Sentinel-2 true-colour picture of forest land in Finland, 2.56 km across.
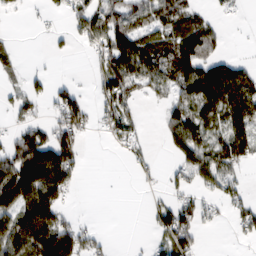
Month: February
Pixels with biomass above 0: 54%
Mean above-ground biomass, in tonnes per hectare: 62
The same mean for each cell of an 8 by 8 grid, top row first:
6 18 58 90 84 99 32 11
22 13 19 119 101 107 59 3
20 32 6 87 73 86 146 116
57 29 86 73 9 66 85 118
85 119 57 19 28 71 81 106
159 150 28 0 15 36 70 40
121 134 7 0 14 88 34 54
125 157 99 16 5 99 2 16
